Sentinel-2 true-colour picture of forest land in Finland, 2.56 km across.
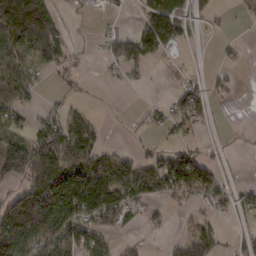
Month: February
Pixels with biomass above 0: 53%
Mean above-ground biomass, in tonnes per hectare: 66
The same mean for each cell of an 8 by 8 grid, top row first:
241 160 9 9 82 137 21 10
111 165 11 43 105 45 1 9
121 12 18 9 14 12 21 9
88 49 30 2 9 62 51 0
97 127 106 13 10 29 16 6
90 158 135 111 128 142 83 3
209 181 129 116 32 16 25 47
149 134 83 32 13 17 72 25
